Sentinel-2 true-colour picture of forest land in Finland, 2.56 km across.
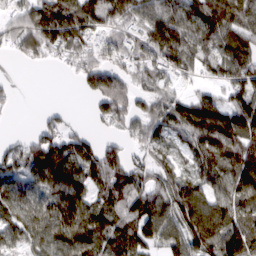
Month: March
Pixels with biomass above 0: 80%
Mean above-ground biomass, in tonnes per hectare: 90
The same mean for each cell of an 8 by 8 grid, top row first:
70 136 152 105 111 102 139 125
62 97 95 72 89 127 79 125
6 0 50 116 65 55 39 98
8 13 2 105 65 94 128 127
34 100 85 46 69 50 127 135
72 112 120 113 68 69 93 123
77 84 111 101 115 109 109 104
66 98 117 126 111 87 129 160
